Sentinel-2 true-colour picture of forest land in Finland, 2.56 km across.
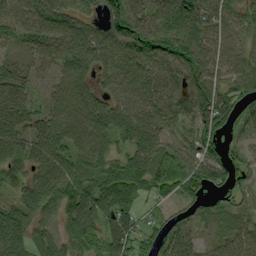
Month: September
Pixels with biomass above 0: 89%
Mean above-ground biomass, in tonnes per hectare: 68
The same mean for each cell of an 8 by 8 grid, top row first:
68 78 59 82 76 100 94 72
25 64 88 80 90 95 79 61
70 29 78 65 78 72 93 68
85 55 89 77 71 64 108 54
74 81 68 56 75 59 70 30
54 79 81 97 93 91 81 39
66 60 40 96 38 31 30 26
69 60 68 87 56 65 26 63
